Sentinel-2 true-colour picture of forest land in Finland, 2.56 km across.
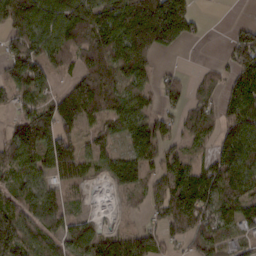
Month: February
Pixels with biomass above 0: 76%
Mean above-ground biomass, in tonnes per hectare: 75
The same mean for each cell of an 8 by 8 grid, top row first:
104 117 135 120 192 170 7 2
73 94 82 129 153 62 1 95
80 55 74 87 54 30 29 78
37 87 122 80 61 36 65 92
88 122 65 44 92 40 40 98
63 57 53 59 58 90 75 89
81 92 14 3 29 113 72 79
126 73 83 77 83 30 72 38
